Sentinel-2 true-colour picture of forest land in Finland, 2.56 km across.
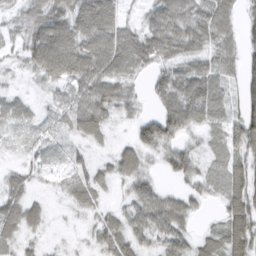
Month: March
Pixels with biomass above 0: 85%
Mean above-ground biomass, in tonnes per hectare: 41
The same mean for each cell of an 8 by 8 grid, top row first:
23 59 65 60 24 63 55 34
22 85 66 76 64 57 42 37
7 32 57 58 21 63 59 35
33 12 53 37 19 73 56 46
11 21 21 18 62 47 24 57
22 16 31 36 50 40 40 54
43 18 26 19 61 54 11 63
28 10 7 52 42 55 21 59
